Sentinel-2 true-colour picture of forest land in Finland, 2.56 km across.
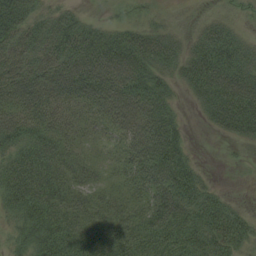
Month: August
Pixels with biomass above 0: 84%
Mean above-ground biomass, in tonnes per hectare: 46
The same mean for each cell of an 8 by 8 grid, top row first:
58 33 19 7 10 5 13 12
59 52 63 72 64 35 57 42
63 63 86 93 57 26 74 62
52 50 36 66 73 21 36 76
41 49 32 34 85 54 0 15
55 53 36 31 68 81 10 1
37 55 46 41 49 74 47 14
22 53 47 45 59 57 51 41
